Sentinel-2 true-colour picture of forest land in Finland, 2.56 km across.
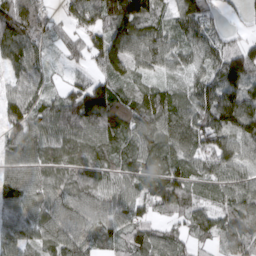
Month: March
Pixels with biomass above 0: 92%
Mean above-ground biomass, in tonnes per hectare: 75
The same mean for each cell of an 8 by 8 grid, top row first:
103 48 78 127 89 74 79 25
94 35 55 124 88 60 69 57
61 36 44 85 42 32 76 128
83 70 130 121 100 90 104 119
80 80 73 65 69 87 80 84
71 66 67 63 66 76 55 62
53 78 99 87 54 78 57 88
61 67 88 55 71 58 43 79
